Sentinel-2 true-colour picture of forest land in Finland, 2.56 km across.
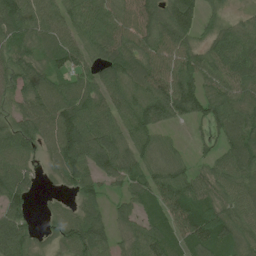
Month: June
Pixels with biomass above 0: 86%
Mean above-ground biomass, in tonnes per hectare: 73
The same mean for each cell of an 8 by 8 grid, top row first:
101 82 89 73 98 113 36 20
64 58 64 82 79 81 54 86
69 75 55 69 89 103 67 86
59 106 100 75 108 101 78 77
94 62 123 101 64 26 29 77
88 17 80 73 69 76 59 68
72 19 49 31 58 102 78 74
124 31 105 49 82 68 92 63
